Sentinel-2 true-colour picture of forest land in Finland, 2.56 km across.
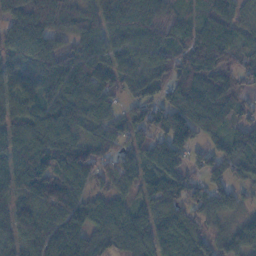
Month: November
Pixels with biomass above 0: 91%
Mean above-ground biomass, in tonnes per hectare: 80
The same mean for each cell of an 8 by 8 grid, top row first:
82 132 63 88 101 57 54 49
77 94 77 55 78 72 133 42
64 71 102 80 65 79 87 49
74 84 92 65 76 99 94 62
78 93 87 84 83 126 45 82
73 113 90 64 69 92 71 50
73 114 96 80 62 71 84 41
75 135 111 70 79 97 39 87
